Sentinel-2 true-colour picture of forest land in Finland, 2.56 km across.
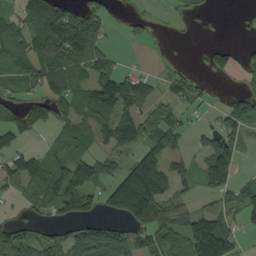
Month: September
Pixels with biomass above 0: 60%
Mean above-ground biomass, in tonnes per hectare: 59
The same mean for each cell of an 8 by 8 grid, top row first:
50 138 77 19 19 12 4 2
73 141 134 23 6 1 22 18
46 100 76 86 48 34 10 17
37 51 79 85 55 33 10 79
33 22 58 56 60 35 47 48
62 90 113 57 178 36 111 37
12 54 102 78 161 69 32 53
90 55 67 79 46 61 180 36
